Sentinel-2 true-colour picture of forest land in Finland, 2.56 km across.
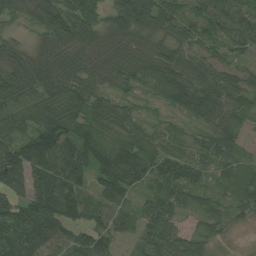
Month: August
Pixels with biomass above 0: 94%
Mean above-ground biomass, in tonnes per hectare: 70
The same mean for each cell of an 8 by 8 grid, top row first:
37 89 119 80 126 81 93 88
33 45 59 48 52 68 57 71
74 57 64 54 72 97 68 62
45 83 86 73 25 43 75 60
82 137 89 51 57 50 63 34
87 109 83 112 71 73 44 65
80 112 83 94 67 61 54 49
106 73 66 58 61 72 47 2
